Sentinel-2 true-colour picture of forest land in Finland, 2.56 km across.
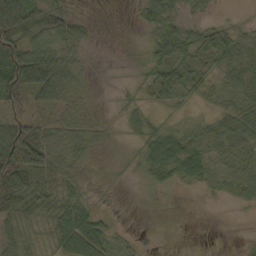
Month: October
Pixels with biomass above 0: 72%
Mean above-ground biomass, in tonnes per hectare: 31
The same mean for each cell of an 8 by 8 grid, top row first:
65 45 13 0 29 31 11 6
48 40 23 0 11 66 49 47
90 68 27 1 17 46 25 39
26 17 25 4 20 15 13 42
90 67 40 4 31 54 31 32
95 61 23 3 21 45 35 28
53 44 37 11 1 1 1 10
20 21 96 37 9 0 0 3
